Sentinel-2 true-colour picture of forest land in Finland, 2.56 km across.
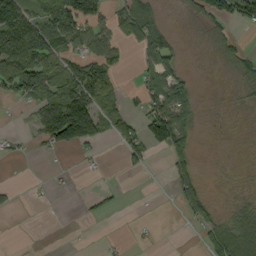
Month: September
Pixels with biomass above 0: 42%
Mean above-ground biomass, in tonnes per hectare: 39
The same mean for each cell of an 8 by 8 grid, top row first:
94 75 100 29 51 4 41 67
107 87 56 52 37 37 9 28
102 92 110 52 31 55 1 29
4 89 166 52 46 110 3 5
9 44 86 19 64 80 1 2
0 3 4 1 5 59 4 3
11 1 5 10 0 15 47 29
0 0 0 3 5 0 50 98
